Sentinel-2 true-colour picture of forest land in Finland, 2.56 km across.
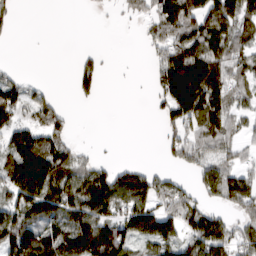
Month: March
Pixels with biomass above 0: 60%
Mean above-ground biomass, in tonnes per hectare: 78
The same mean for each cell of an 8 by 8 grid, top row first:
17 0 1 6 40 139 211 151
1 0 5 0 23 115 129 83
51 8 60 1 3 177 159 75
89 82 0 0 1 108 148 55
99 93 17 1 0 63 84 46
155 177 104 97 78 31 82 79
109 114 119 95 102 83 49 89
165 126 171 212 97 92 120 81
